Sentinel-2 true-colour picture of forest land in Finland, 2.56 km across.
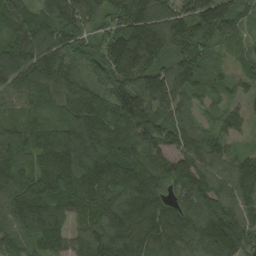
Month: August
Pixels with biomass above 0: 97%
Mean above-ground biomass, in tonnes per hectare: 134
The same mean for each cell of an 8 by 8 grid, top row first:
145 118 139 141 174 133 184 90
125 133 131 175 238 145 105 44
121 128 115 190 166 135 71 62
81 84 152 179 187 102 41 47
127 134 182 175 149 98 96 35
153 173 176 183 149 148 124 141
148 153 129 145 147 98 170 131
98 148 93 153 161 126 193 175
